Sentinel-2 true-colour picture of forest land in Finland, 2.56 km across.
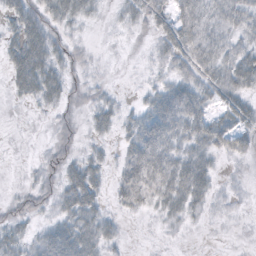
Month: October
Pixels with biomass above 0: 68%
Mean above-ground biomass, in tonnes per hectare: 24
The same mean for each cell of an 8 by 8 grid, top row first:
33 29 24 6 25 35 33 43
44 43 10 2 4 41 42 30
39 50 11 4 6 29 33 42
1 10 11 24 36 57 29 35
1 7 11 12 58 34 34 26
1 17 45 17 52 46 29 4
15 13 49 12 17 28 15 5
29 36 49 17 1 3 1 2
